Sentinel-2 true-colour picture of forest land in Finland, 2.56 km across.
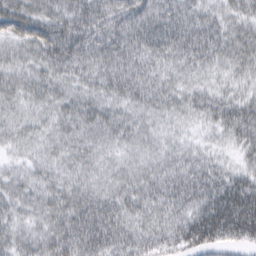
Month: March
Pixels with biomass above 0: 97%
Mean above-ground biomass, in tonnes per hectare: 45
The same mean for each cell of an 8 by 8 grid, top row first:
62 52 61 61 63 58 38 33
33 68 71 65 57 59 55 41
34 41 37 51 51 33 25 23
29 32 47 40 36 32 38 48
26 30 36 32 30 23 19 31
26 31 32 31 38 46 50 41
35 41 56 53 45 46 84 96
39 46 64 59 48 55 70 51
